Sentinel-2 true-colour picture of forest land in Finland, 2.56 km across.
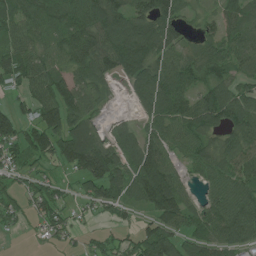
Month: July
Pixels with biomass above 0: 82%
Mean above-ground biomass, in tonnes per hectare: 84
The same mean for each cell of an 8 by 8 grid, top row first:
90 81 95 93 109 91 35 68
105 81 143 120 130 84 65 100
77 120 91 59 90 127 70 56
55 114 110 14 54 108 125 109
85 103 169 87 104 69 56 83
47 37 79 132 150 69 55 77
53 83 29 79 62 139 65 102
2 21 26 38 97 87 103 89
